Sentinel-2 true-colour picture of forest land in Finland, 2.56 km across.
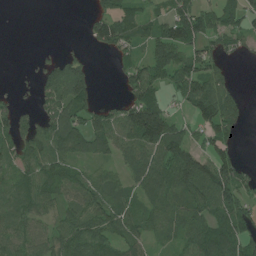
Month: July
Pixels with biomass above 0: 70%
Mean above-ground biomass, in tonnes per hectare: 68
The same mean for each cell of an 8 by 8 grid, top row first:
0 0 4 83 54 104 67 72
0 5 6 57 49 132 60 37
2 66 107 5 119 90 104 7
48 67 87 62 172 30 92 55
73 110 83 86 121 102 55 20
47 81 58 51 92 104 120 78
58 56 80 95 48 74 85 91
80 65 105 71 48 47 106 92
